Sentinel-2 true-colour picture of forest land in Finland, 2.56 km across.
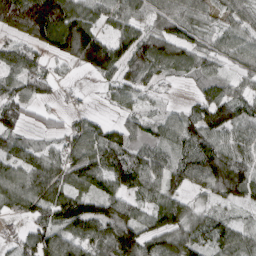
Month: April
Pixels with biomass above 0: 84%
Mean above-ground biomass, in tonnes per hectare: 77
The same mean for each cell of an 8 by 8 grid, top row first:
149 194 103 72 63 96 48 72
56 71 159 100 112 94 54 76
71 58 6 54 73 23 51 43
61 29 26 21 39 37 92 78
61 39 95 107 63 73 94 63
75 106 89 98 109 74 126 124
48 92 93 100 55 92 38 33
36 112 92 121 101 93 69 63
